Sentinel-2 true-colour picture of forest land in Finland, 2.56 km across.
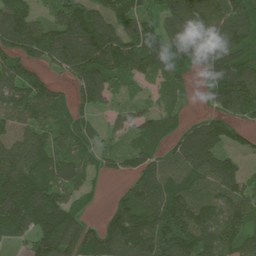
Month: July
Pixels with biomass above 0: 86%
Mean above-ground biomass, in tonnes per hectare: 116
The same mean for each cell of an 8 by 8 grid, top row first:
136 59 187 144 106 149 159 122
119 146 217 170 164 114 119 146
148 77 96 104 53 71 82 171
117 129 70 44 75 54 39 84
104 125 108 52 94 67 122 49
183 133 80 33 102 108 119 87
187 188 72 60 140 165 134 117
57 167 144 151 173 173 129 110
